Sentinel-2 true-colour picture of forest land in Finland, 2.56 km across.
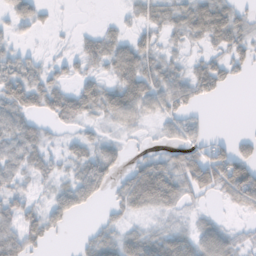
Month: November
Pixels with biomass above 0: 67%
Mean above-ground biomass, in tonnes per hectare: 34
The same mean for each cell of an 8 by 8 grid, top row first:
37 9 0 3 28 40 75 26
23 3 20 44 44 12 20 31
65 37 26 33 66 47 53 9
53 43 44 48 42 39 5 0
52 22 25 24 5 32 41 22
33 24 50 44 72 55 62 79
44 35 34 17 35 23 6 22
58 21 10 41 47 54 61 20
